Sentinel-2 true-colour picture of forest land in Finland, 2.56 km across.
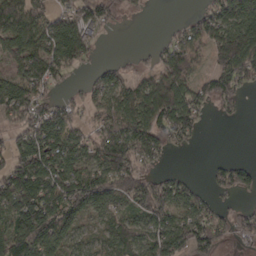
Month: March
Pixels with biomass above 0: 73%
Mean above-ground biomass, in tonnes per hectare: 85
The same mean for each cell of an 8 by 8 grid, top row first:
116 86 101 50 8 3 71 118
102 117 125 1 6 86 93 152
80 93 13 57 57 127 71 112
109 80 39 82 116 156 34 25
80 125 74 177 116 51 1 0
148 131 121 159 90 31 25 71
142 142 134 68 135 109 64 31
117 136 47 73 89 111 114 49
